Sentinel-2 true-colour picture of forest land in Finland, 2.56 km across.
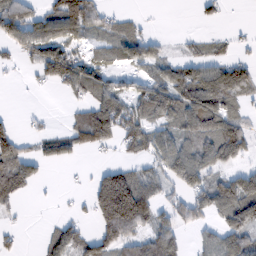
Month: February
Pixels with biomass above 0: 57%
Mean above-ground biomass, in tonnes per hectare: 59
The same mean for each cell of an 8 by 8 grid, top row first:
85 67 125 26 8 0 21 0
42 77 32 45 68 9 27 16
6 65 83 31 34 75 96 86
5 6 42 114 70 97 130 37
81 53 69 58 78 79 86 87
101 7 2 92 64 95 79 72
22 3 9 198 119 55 75 139
13 37 62 93 64 54 36 71
